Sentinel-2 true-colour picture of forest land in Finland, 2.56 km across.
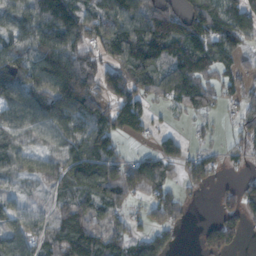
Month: November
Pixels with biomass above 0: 77%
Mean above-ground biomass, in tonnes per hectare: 104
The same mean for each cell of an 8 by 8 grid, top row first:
131 151 135 147 139 84 156 112
148 200 120 143 168 98 109 83
195 213 215 103 115 146 64 59
141 170 148 104 75 28 43 63
105 81 123 86 17 47 27 70
83 124 174 155 158 46 60 27
73 54 122 83 53 76 3 92
111 104 174 110 88 29 60 43
